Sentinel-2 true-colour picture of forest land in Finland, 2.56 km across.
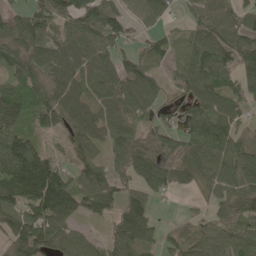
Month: May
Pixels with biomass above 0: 85%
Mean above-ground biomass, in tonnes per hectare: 85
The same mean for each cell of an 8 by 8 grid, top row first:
72 112 120 95 74 26 104 75
95 88 99 76 47 34 111 112
83 72 84 89 100 42 105 82
97 94 85 92 72 49 107 52
124 27 72 62 76 70 127 81
152 182 80 77 110 82 84 100
96 163 91 76 100 6 36 78
92 89 62 77 87 51 69 91
